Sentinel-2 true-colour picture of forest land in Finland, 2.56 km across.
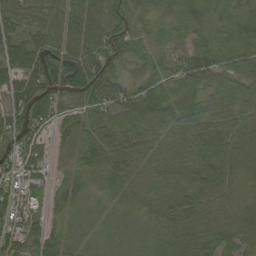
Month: September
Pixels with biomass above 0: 94%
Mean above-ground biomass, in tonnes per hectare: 56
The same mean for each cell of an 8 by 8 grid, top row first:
64 73 82 63 28 48 40 59
74 72 64 72 29 36 57 78
67 87 83 65 39 52 58 69
72 60 48 62 80 57 54 54
65 40 55 57 61 61 66 52
65 37 35 61 63 80 63 53
54 40 26 30 44 63 60 52
43 46 20 24 31 73 55 56
